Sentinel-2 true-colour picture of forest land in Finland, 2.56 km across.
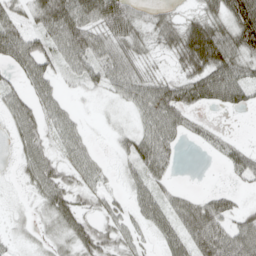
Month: April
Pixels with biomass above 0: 71%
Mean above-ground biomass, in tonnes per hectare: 38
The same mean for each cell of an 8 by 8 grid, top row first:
37 59 67 80 23 20 45 90
63 44 74 50 24 47 107 64
22 43 31 43 45 37 63 53
47 42 12 5 44 65 12 11
24 30 35 10 56 29 16 16
11 53 35 10 42 10 0 23
5 33 33 24 37 43 57 23
10 17 47 34 15 42 82 73
